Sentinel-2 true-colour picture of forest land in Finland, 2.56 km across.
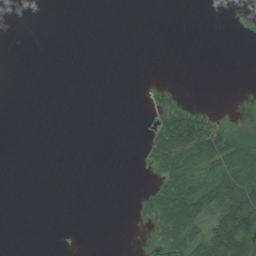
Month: July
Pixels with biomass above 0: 21%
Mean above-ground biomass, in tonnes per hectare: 19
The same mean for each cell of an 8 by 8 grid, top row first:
0 0 0 0 0 0 0 1
0 0 0 0 0 0 0 0
0 0 0 0 1 0 0 0
0 0 0 0 1 33 7 3
0 0 0 0 12 105 86 65
0 0 0 0 3 81 58 120
0 0 0 0 15 109 74 149
0 0 0 0 2 66 91 130
